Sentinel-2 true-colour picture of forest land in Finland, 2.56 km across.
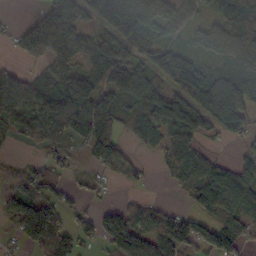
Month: October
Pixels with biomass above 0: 72%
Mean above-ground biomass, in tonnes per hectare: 79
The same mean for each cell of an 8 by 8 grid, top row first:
5 113 94 142 94 60 40 92
58 136 89 98 54 61 87 95
85 90 140 112 106 126 117 113
105 138 123 86 89 133 115 85
24 48 46 110 39 85 22 34
46 80 23 38 19 69 103 87
91 81 26 52 50 20 62 91
45 126 68 102 99 113 61 35
